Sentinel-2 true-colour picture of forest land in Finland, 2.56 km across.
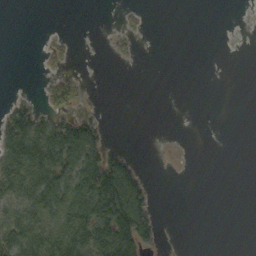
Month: October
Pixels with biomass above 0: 30%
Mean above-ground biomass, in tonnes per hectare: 26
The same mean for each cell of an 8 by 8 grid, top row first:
0 0 0 0 6 0 0 0
0 14 1 7 1 0 0 0
0 18 22 0 0 0 0 0
46 35 22 0 0 0 0 0
66 95 137 14 0 1 0 0
58 73 94 146 32 0 0 0
49 62 75 129 89 0 0 0
72 73 77 100 70 0 0 0
